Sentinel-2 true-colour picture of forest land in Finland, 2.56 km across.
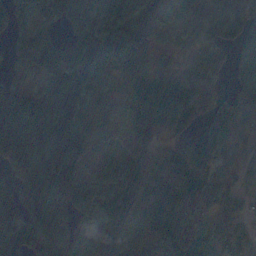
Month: November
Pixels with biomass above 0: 88%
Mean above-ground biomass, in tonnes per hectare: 103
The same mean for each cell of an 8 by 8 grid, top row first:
99 55 92 96 133 47 83 130
91 131 119 137 62 24 85 80
70 107 139 59 139 85 127 89
204 162 124 78 120 124 67 69
236 210 92 70 63 58 121 41
116 168 102 103 69 84 86 27
147 164 107 84 88 107 82 44
200 156 119 87 73 118 112 57
